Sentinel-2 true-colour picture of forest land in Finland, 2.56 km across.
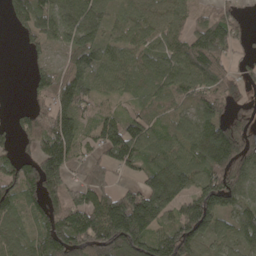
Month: April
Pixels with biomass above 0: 81%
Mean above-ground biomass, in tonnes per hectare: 90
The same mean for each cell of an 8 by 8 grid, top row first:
46 82 132 60 80 71 48 39
5 42 107 48 74 81 135 37
0 69 104 72 58 96 100 47
22 81 88 43 47 55 81 30
45 124 70 101 94 75 166 152
97 152 37 45 82 153 127 124
78 104 121 194 232 92 151 82
64 117 132 185 145 152 83 83
